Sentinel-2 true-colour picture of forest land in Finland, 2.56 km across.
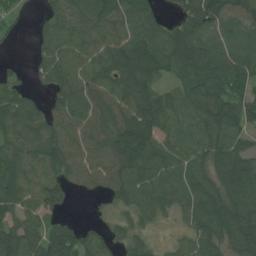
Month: July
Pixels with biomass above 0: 86%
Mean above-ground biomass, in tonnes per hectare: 81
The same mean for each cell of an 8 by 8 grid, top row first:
26 37 72 87 75 37 120 83
7 60 81 103 127 115 96 88
35 49 89 103 119 56 109 82
99 56 86 101 125 82 102 95
76 92 83 103 114 77 92 69
97 78 68 108 87 84 85 121
78 74 1 25 77 65 105 113
89 98 87 46 52 26 89 108
